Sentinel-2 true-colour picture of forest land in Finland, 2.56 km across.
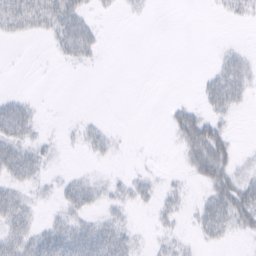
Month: February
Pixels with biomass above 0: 40%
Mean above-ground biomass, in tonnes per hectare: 17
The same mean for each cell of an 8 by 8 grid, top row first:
58 49 36 4 4 0 1 16
0 5 50 0 0 0 0 8
0 0 0 0 0 0 19 36
40 1 1 0 0 25 26 10
37 10 9 11 1 17 85 6
28 10 10 6 10 4 51 22
36 6 26 16 7 15 29 55
31 39 45 46 6 15 16 6
